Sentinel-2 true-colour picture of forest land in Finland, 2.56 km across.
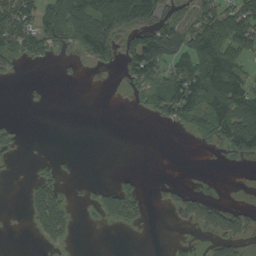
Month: September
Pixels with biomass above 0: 41%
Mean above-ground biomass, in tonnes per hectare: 39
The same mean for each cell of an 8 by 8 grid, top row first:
94 96 126 106 92 47 82 90
58 48 54 68 97 81 126 80
5 1 2 1 73 76 139 67
0 2 0 0 20 80 88 92
13 0 0 0 0 0 14 79
1 18 3 4 5 1 2 0
0 84 4 47 18 24 47 26
0 26 2 0 0 7 17 49
